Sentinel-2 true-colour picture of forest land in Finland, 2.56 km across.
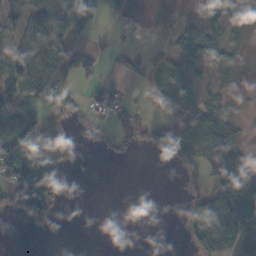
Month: November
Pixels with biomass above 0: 45%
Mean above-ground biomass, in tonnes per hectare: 37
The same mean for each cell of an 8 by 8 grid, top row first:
39 86 103 14 3 3 32 30
46 122 25 5 2 32 48 23
41 75 35 11 10 44 18 11
64 31 22 49 13 24 51 4
105 38 9 27 38 98 145 43
99 76 1 0 0 3 59 126
41 61 0 0 0 2 63 92
0 0 0 0 0 1 60 80
